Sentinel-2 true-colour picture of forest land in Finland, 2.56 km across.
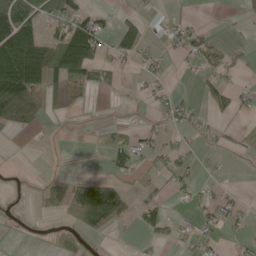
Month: May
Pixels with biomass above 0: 37%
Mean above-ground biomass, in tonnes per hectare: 33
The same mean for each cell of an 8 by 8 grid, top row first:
105 39 60 15 28 9 1 9
161 102 195 38 38 22 46 14
134 86 56 20 18 2 35 16
75 22 5 3 5 28 19 18
0 3 5 42 29 21 5 7
3 11 16 27 13 32 7 0
9 35 107 125 40 8 26 17
2 11 26 2 10 15 20 13
